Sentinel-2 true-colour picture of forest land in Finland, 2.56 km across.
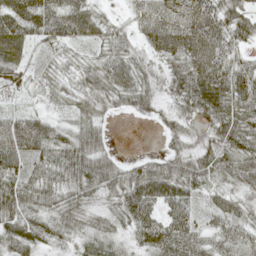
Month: May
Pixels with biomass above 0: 91%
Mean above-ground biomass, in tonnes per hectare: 47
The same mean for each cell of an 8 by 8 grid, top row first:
62 65 65 18 59 75 77 54
42 27 21 45 34 68 79 34
21 24 30 60 44 60 80 63
30 25 32 22 28 37 63 64
83 60 55 17 0 31 42 56
55 44 60 50 73 72 56 59
61 33 28 21 77 67 32 37
57 38 27 29 44 62 40 48
